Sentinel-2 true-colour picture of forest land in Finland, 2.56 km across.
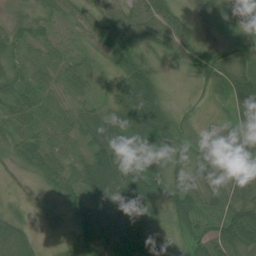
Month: July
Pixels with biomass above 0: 89%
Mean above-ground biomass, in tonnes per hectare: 50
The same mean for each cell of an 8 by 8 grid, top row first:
19 39 33 50 68 40 4 80
40 42 24 50 29 57 26 40
46 27 49 28 87 7 59 86
44 42 34 68 137 26 8 92
41 56 39 71 56 44 39 80
6 58 62 92 88 51 54 95
9 12 66 61 41 49 47 64
57 5 44 77 111 16 64 96
